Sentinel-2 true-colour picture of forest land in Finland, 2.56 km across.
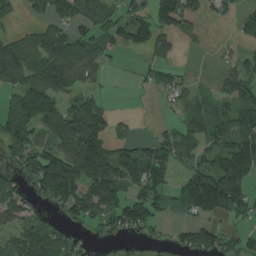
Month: August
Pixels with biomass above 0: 63%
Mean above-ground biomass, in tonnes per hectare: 81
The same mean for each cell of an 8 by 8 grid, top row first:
29 78 99 58 73 131 42 43
119 144 100 66 65 41 7 28
99 145 67 7 21 45 6 96
116 108 107 39 1 21 64 95
121 79 172 122 53 99 87 120
48 179 139 137 133 52 143 161
90 44 123 112 125 44 132 99
78 96 20 34 18 33 78 45
